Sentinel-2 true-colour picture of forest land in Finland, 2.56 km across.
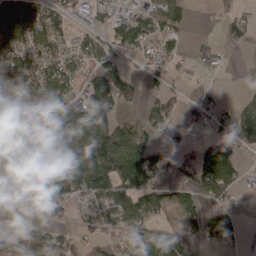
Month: April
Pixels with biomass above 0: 66%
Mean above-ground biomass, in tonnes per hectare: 73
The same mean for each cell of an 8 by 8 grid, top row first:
124 82 43 51 60 60 7 38
115 94 62 76 63 38 14 17
85 112 71 105 32 20 3 1
83 102 106 63 44 37 40 63
122 112 112 155 84 37 70 84
75 147 135 182 139 39 145 69
70 83 40 103 95 74 57 14
73 69 36 39 102 109 52 19
